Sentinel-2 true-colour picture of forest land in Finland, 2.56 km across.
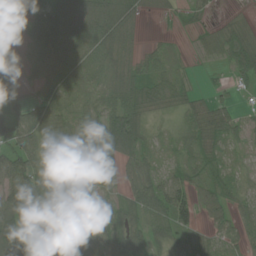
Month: July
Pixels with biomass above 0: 82%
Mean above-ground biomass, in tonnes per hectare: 57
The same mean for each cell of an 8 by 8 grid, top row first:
76 85 83 89 23 16 11 13
19 103 89 87 27 10 23 81
24 72 70 74 56 40 4 37
55 76 57 71 54 30 58 19
79 60 94 89 52 28 42 24
111 71 72 34 72 38 31 13
157 115 96 26 70 88 56 36
93 99 48 62 51 36 29 47
